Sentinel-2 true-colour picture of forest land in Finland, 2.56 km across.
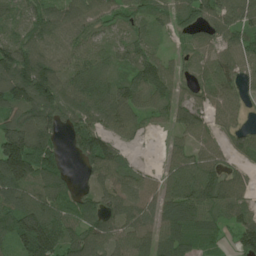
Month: June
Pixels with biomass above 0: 88%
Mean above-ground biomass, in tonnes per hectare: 92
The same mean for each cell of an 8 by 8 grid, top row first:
55 106 101 77 65 77 86 109
113 92 84 56 72 29 67 90
163 162 94 76 122 68 81 79
105 141 101 103 72 78 73 56
188 109 93 87 12 52 75 52
191 129 26 84 45 96 119 48
132 130 100 75 77 115 104 70
107 183 107 104 94 91 47 79
